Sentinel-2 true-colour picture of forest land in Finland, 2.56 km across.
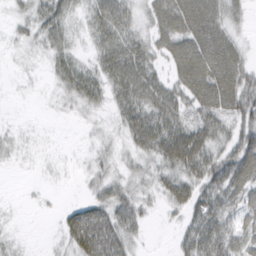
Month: March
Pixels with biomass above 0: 74%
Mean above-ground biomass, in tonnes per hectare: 32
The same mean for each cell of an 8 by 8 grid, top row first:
15 39 18 53 27 53 54 22
8 25 13 44 39 43 75 30
3 9 44 42 64 33 74 55
1 2 14 19 50 45 47 42
11 2 2 14 46 72 52 56
1 3 7 25 20 42 44 59
2 3 34 55 24 24 47 40
9 4 67 66 11 14 63 37
